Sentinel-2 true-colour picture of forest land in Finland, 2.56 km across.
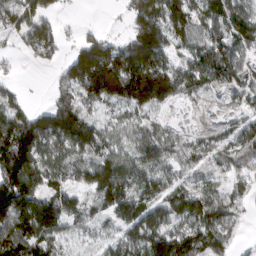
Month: March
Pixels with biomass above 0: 78%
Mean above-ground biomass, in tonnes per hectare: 97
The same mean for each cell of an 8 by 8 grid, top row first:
117 88 3 2 128 128 91 92
29 97 75 104 236 81 110 98
19 12 152 250 261 122 80 92
86 94 94 40 76 6 5 41
196 107 104 70 88 58 44 96
196 103 91 156 97 56 43 56
195 159 71 109 123 102 125 44
140 109 29 48 160 170 118 21
